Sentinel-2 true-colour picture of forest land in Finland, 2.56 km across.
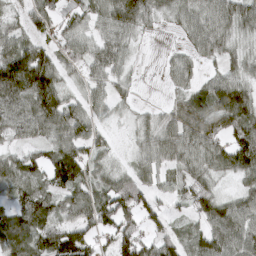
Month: March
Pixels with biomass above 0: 85%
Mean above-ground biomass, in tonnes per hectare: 64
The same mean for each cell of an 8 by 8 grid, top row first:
32 63 54 92 70 44 72 85
72 52 66 69 8 19 63 39
132 98 39 51 5 46 43 69
84 98 61 27 17 48 87 112
33 60 76 25 43 76 75 101
75 75 90 54 49 39 47 61
63 68 79 102 73 19 69 83
93 83 89 70 64 59 88 94
